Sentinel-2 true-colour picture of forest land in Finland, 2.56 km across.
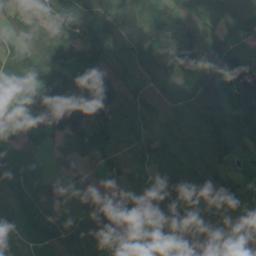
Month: July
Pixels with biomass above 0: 95%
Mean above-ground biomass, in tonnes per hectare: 82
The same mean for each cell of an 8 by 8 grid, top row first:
71 94 116 74 54 62 81 104
75 139 114 81 75 114 112 75
94 114 76 97 77 70 104 150
45 113 102 106 86 85 139 116
57 47 85 82 77 71 121 91
66 42 38 54 61 81 93 52
72 63 62 75 47 65 61 33
25 72 100 101 77 62 89 82
